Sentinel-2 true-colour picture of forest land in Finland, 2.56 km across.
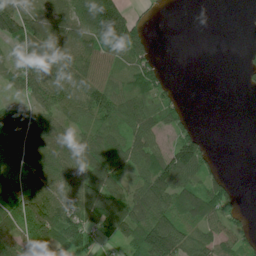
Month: July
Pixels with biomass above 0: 69%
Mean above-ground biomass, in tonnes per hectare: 60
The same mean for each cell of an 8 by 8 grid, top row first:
99 65 68 161 13 0 0 1
56 84 64 93 74 0 0 4
57 103 88 56 64 6 0 6
48 67 67 85 74 37 0 0
76 80 69 68 75 62 23 0
42 96 78 68 79 127 52 1
75 128 93 87 109 89 97 22
65 76 68 38 117 121 58 60
